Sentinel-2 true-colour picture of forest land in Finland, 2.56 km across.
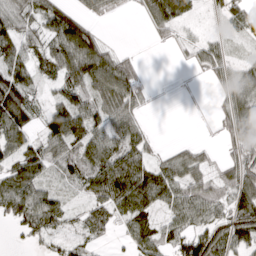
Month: March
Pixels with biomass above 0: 74%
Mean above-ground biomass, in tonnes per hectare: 58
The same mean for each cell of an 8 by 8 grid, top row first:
80 79 46 18 42 96 18 63
80 70 127 29 2 21 56 16
90 34 106 124 27 3 24 68
91 56 96 74 28 0 7 79
78 72 74 69 56 15 16 73
79 41 55 114 103 81 49 88
79 82 23 70 79 62 71 71
10 39 34 19 73 71 108 35
